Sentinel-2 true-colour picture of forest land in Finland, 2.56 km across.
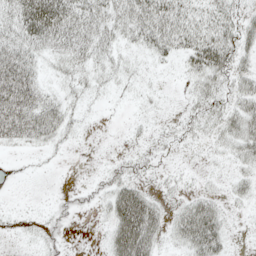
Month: May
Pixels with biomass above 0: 59%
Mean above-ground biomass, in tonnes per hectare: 25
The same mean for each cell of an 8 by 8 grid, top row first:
49 77 53 35 58 55 32 22
53 42 39 21 24 37 53 30
83 14 16 13 6 3 29 23
67 39 8 1 5 4 23 30
21 18 3 0 9 9 9 31
2 2 0 17 11 5 5 13
2 7 13 38 68 18 39 7
3 17 0 35 65 23 59 2
